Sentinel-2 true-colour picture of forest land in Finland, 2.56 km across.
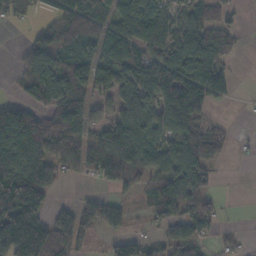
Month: November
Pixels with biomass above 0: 65%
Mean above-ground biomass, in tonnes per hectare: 64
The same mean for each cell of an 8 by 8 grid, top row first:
26 22 71 67 131 47 57 10
11 87 66 100 86 79 99 16
24 119 84 99 133 132 126 6
78 72 84 53 81 124 38 1
107 91 75 115 93 85 89 4
98 68 24 58 52 97 53 0
51 23 43 48 23 79 65 1
74 125 55 30 32 56 39 11
